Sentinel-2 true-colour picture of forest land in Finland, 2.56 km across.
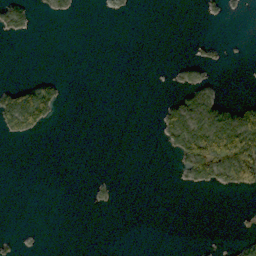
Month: October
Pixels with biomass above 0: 15%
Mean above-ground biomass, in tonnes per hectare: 15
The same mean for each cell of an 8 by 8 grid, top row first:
51 8 1 3 0 0 4 4
0 0 0 0 0 0 10 1
6 29 0 0 0 9 15 0
126 70 0 0 0 48 61 47
2 0 0 0 0 45 114 127
0 0 0 1 0 5 51 75
0 0 0 3 0 0 0 2
5 0 0 0 0 0 1 11
